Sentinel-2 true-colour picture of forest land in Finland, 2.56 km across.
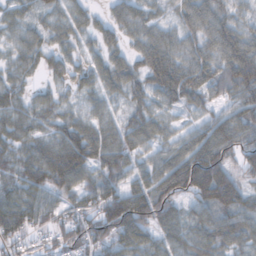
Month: November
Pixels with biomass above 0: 91%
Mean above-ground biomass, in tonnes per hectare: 67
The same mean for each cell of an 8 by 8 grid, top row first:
38 35 42 40 45 38 86 46
45 47 35 45 69 66 71 111
45 31 41 60 63 117 78 119
67 51 42 40 62 37 43 81
60 64 119 90 62 58 104 83
67 102 86 66 65 129 155 58
98 66 53 106 95 63 76 83
55 33 57 74 69 57 68 58
